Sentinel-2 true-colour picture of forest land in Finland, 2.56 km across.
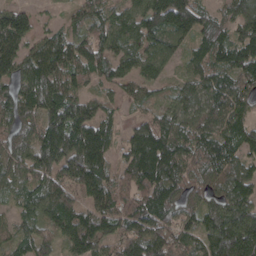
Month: April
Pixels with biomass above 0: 91%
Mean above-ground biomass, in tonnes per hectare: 102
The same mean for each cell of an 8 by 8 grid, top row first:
95 15 76 71 107 173 70 94
109 110 96 98 91 70 93 104
107 139 69 66 66 34 92 102
114 132 114 40 42 85 89 78
131 180 180 82 136 116 99 102
77 113 154 91 132 107 104 115
60 120 94 111 122 108 98 145
66 62 134 85 138 100 126 185
